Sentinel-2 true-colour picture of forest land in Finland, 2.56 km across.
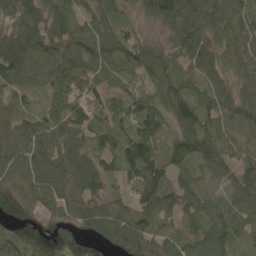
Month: May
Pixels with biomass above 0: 95%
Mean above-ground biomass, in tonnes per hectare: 96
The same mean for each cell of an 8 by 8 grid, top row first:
120 110 76 77 56 155 120 88
192 119 117 119 87 97 100 116
102 81 84 69 88 102 74 87
85 51 93 92 111 105 94 114
109 107 83 92 157 75 82 72
107 128 118 52 142 78 62 86
89 98 115 73 107 98 90 97
68 72 71 79 110 76 113 47
